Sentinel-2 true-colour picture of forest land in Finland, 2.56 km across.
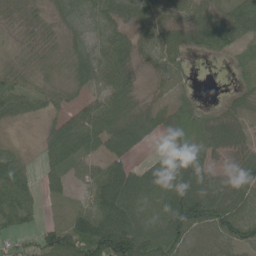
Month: June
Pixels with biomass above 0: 84%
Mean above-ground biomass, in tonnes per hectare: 58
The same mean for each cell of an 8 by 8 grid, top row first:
41 27 51 65 53 37 59 70
31 36 34 71 35 51 56 47
53 38 44 59 13 34 0 28
54 26 53 70 46 57 17 34
9 46 78 66 31 59 45 44
76 37 27 106 74 108 66 63
89 11 36 136 81 120 124 79
33 72 119 161 119 88 47 77
